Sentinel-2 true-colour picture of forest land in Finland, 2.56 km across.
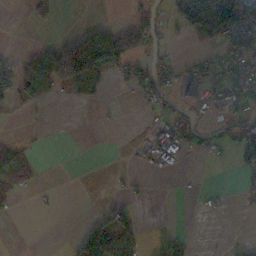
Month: November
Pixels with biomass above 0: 30%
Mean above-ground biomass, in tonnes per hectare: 29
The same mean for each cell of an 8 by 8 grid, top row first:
0 23 0 1 24 45 154 101
4 37 118 108 61 10 32 75
60 117 64 17 43 30 40 55
10 4 0 1 7 22 16 34
22 1 0 0 11 45 25 50
74 0 0 5 4 5 0 21
12 4 0 22 2 0 7 4
0 0 65 116 15 12 1 6
